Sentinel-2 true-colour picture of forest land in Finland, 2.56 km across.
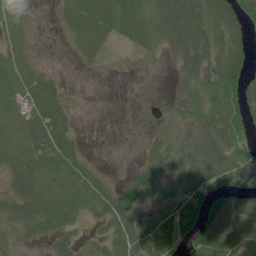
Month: June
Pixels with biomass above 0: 72%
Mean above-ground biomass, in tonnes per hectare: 37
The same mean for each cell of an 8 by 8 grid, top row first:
27 2 46 68 46 77 56 66
20 1 21 11 23 46 63 40
30 29 1 1 4 19 49 76
29 78 5 0 1 11 48 63
37 86 19 2 16 20 51 37
57 45 38 8 39 25 56 66
50 67 31 64 27 39 58 57
18 32 29 54 61 41 59 43
